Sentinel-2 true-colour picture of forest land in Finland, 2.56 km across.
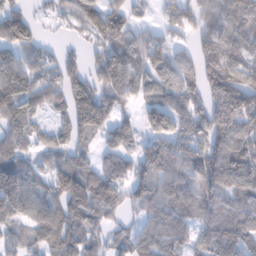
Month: February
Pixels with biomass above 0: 84%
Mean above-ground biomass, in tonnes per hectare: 94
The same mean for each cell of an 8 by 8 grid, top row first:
78 23 90 79 22 60 91 142
83 32 26 96 87 52 107 96
122 77 95 115 94 111 144 127
106 58 140 99 63 110 126 169
81 54 69 72 70 104 123 131
136 71 126 90 78 99 118 121
123 110 134 86 68 109 90 89
62 106 109 60 92 96 92 119
